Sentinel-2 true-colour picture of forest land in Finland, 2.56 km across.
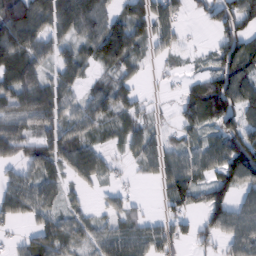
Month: February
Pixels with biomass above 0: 75%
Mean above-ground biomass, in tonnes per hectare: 62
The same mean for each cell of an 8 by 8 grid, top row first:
138 87 96 59 74 47 40 111
116 56 45 127 39 31 16 133
85 51 34 41 14 10 75 129
55 74 56 57 26 26 108 104
52 53 68 29 61 37 47 144
41 56 47 21 20 99 55 123
58 49 28 33 13 46 93 58
18 85 54 81 78 51 43 83
